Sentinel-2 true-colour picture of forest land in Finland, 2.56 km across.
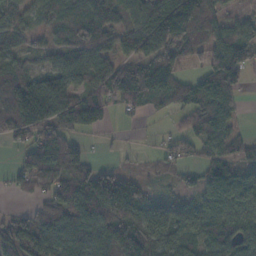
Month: November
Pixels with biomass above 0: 77%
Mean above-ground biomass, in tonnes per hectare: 85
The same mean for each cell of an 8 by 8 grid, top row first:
56 46 75 99 103 216 100 28
41 38 81 73 96 88 61 98
102 98 72 119 120 72 84 54
172 213 176 41 41 51 97 27
42 123 50 7 3 39 59 40
33 115 97 84 23 22 95 126
15 75 101 156 104 76 92 95
127 108 121 140 141 94 97 96
